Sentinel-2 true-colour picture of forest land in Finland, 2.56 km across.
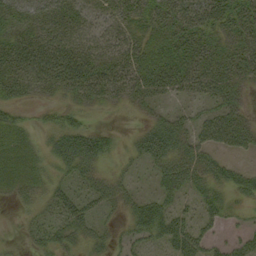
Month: September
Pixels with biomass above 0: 74%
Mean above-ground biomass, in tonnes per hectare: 31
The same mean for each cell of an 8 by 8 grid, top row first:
37 36 30 26 36 44 45 46
43 47 38 35 40 46 39 36
43 35 51 45 49 53 47 30
21 15 24 5 14 16 26 31
33 20 48 19 38 43 34 34
31 21 27 18 9 43 38 25
10 21 34 17 35 25 27 11
5 26 26 17 25 47 27 24
